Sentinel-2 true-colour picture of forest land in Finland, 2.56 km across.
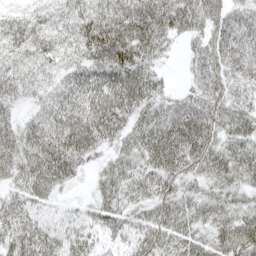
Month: April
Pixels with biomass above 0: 91%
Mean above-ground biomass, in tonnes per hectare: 52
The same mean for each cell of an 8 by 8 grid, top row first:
32 37 47 69 76 77 60 46
44 47 53 90 71 16 51 63
51 34 51 71 69 8 56 45
29 47 61 76 52 56 57 49
64 68 71 42 62 71 59 54
47 69 21 64 57 50 49 51
48 26 20 59 43 51 49 46
53 49 44 25 44 49 44 75
